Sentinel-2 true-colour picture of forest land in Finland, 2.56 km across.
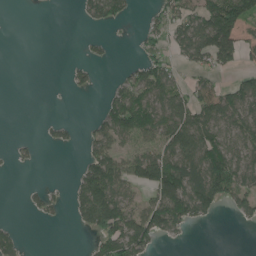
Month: June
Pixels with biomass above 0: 45%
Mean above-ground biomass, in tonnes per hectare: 57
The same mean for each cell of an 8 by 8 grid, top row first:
0 0 18 70 12 72 139 144
0 0 6 11 34 52 146 96
0 0 30 13 84 51 45 46
0 0 0 96 112 101 97 87
14 15 23 73 68 120 121 76
2 0 59 136 109 157 166 108
0 33 78 158 86 129 80 47
36 0 1 103 89 15 0 0
